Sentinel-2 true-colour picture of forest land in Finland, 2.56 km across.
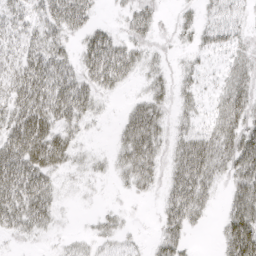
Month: April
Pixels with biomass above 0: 73%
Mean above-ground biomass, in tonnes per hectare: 35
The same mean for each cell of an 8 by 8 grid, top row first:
34 44 47 6 39 14 21 24
32 48 27 51 26 14 24 27
52 66 45 46 19 21 11 40
55 65 47 4 52 22 18 53
69 75 18 14 67 32 51 66
71 43 11 15 39 43 45 58
59 42 2 9 3 50 22 66
16 8 13 21 7 37 0 95
